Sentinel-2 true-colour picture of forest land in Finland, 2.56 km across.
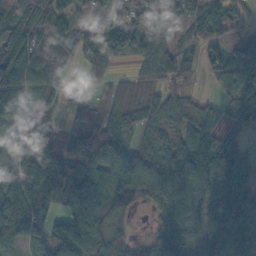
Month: October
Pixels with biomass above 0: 85%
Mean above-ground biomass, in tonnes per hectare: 86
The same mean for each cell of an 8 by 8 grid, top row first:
102 119 39 100 73 69 105 56
123 89 95 103 71 50 54 91
118 70 18 37 26 55 27 142
98 53 34 56 59 55 37 81
84 106 82 126 63 85 95 66
96 130 132 110 110 137 119 93
145 83 136 111 32 98 118 138
60 90 138 65 34 92 136 116
